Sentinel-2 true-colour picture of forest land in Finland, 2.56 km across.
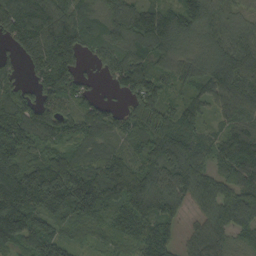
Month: September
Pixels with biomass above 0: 90%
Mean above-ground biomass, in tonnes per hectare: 104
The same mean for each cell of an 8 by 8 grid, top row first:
147 109 99 105 121 112 89 55
72 149 107 110 121 110 100 130
54 143 85 60 148 73 111 140
126 118 86 61 130 87 55 98
161 78 71 60 96 150 72 100
161 187 138 128 118 142 88 107
138 151 140 101 117 74 88 108
56 64 34 54 113 58 104 61
